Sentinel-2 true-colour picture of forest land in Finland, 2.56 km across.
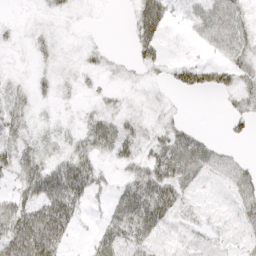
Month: April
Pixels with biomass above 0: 59%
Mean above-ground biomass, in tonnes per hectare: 24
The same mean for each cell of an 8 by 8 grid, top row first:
1 7 2 0 55 9 37 29
5 7 5 3 28 1 18 33
4 7 6 5 10 16 29 25
17 3 5 18 10 8 0 21
23 12 23 44 23 46 29 8
29 48 51 9 34 53 32 39
50 58 26 31 64 36 13 34
71 74 5 44 46 17 16 18
